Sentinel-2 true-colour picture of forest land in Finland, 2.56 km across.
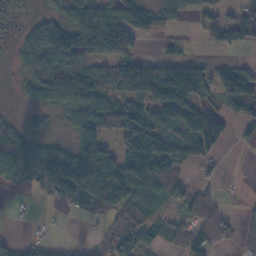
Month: November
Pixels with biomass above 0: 64%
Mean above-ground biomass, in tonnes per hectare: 64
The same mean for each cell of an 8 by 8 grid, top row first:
13 36 82 100 116 49 34 36
31 132 89 82 13 13 11 39
17 131 129 96 149 209 86 120
11 41 86 115 83 120 92 54
92 51 104 37 84 63 99 12
62 97 142 108 105 53 16 4
6 6 40 43 46 23 54 11
18 15 3 63 59 38 72 47
